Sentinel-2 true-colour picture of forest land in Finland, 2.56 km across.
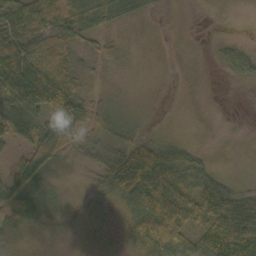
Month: October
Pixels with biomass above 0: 76%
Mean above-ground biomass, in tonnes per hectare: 40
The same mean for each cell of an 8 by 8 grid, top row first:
60 86 69 49 20 5 3 0
93 57 29 25 3 9 6 25
91 101 35 15 11 6 2 22
54 81 119 48 10 7 2 1
26 92 59 32 54 36 3 4
51 43 9 52 105 62 42 13
60 32 10 21 79 106 66 66
17 11 6 10 68 82 46 73
